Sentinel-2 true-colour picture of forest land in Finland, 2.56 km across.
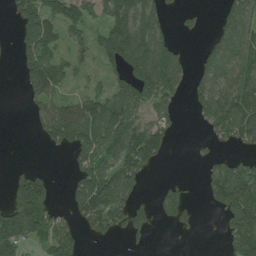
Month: July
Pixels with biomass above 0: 54%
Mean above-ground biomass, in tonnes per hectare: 74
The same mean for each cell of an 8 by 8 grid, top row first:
79 111 82 107 114 17 6 96
47 107 42 145 158 74 47 123
14 148 25 51 161 104 81 98
0 73 101 116 59 35 103 102
0 44 108 105 144 10 14 46
46 43 98 106 64 9 53 121
126 90 91 141 40 90 21 121
132 58 37 28 16 3 1 100
